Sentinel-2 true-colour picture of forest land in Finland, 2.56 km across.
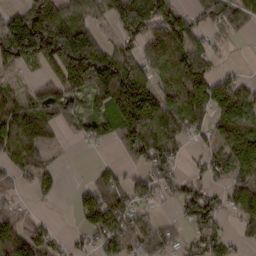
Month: February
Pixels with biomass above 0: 71%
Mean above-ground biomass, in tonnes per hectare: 91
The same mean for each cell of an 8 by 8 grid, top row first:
92 211 101 78 154 101 73 76
178 196 243 82 81 139 66 3
27 54 145 204 121 138 108 45
124 126 56 136 226 125 110 138
117 64 16 41 143 73 48 149
43 46 1 57 54 71 46 88
16 4 67 118 38 29 123 86
104 45 25 99 81 39 83 28
